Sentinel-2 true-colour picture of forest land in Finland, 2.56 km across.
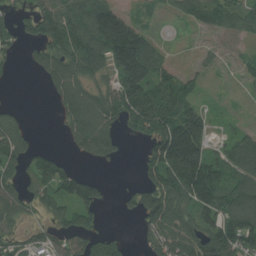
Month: July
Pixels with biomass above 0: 68%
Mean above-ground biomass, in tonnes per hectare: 93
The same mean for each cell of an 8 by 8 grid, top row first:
58 117 153 153 25 33 71 87
34 93 158 229 161 4 19 29
7 60 112 71 168 79 20 19
37 4 148 133 165 146 45 6
108 11 82 99 53 241 83 110
82 126 94 5 53 228 189 122
90 59 115 15 140 145 119 139
56 58 95 103 38 151 143 162
